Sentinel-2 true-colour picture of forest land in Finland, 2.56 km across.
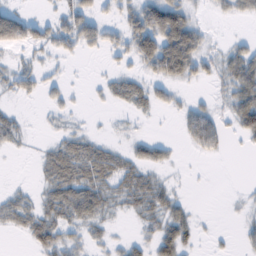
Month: February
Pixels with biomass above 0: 52%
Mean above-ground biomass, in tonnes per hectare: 24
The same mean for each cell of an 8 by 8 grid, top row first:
39 11 43 12 68 77 6 18
29 23 26 22 61 111 19 21
26 13 1 18 25 39 19 55
10 10 4 5 13 15 27 58
14 11 28 13 22 8 36 7
0 27 42 37 28 4 1 0
36 32 50 19 31 24 0 5
2 45 21 13 20 54 5 10
